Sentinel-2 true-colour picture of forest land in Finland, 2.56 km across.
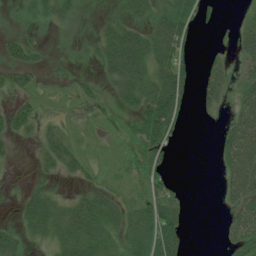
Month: July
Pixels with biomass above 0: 58%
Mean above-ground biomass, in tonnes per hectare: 28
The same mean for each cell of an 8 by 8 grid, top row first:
12 27 17 11 27 53 6 9
34 9 10 51 61 67 2 32
28 7 11 33 61 62 31 30
31 8 18 15 53 53 17 40
12 27 13 6 63 15 0 69
0 11 19 7 41 11 0 60
9 40 42 38 46 37 0 40
30 23 55 34 53 42 0 42
